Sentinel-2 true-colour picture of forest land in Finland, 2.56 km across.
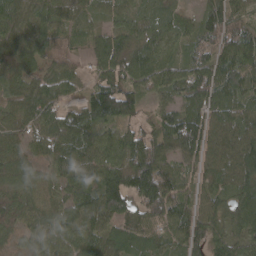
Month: April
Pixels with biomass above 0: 92%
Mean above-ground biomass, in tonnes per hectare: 78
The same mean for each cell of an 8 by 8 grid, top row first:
73 60 56 61 64 43 80 50
79 78 27 92 82 47 80 101
83 67 44 83 75 90 101 101
56 69 66 128 48 86 96 80
45 61 74 74 99 125 99 110
83 49 76 104 147 79 64 112
85 58 94 99 104 86 66 88
40 69 86 63 66 60 110 69
